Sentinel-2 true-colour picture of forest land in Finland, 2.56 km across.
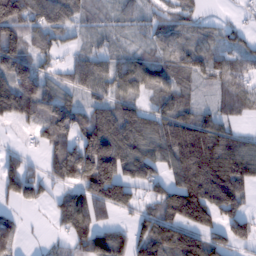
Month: February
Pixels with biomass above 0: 79%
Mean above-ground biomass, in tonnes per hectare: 104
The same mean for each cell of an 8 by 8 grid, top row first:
175 145 67 44 57 91 31 21
131 79 45 47 41 59 71 71
164 84 104 107 111 86 68 87
149 110 99 130 90 107 55 64
15 76 127 196 124 198 206 91
135 73 106 195 119 135 250 192
43 33 124 110 49 174 195 97
62 13 104 145 97 182 124 91
